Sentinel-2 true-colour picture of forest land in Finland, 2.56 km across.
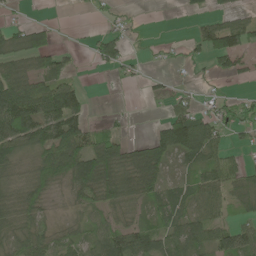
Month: May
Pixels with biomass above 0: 63%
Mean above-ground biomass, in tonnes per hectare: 48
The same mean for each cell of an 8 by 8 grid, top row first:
8 1 2 16 2 2 30 31
53 57 8 59 4 11 72 85
74 67 14 7 17 11 9 20
149 110 51 7 1 51 35 47
73 110 96 71 47 112 76 19
31 99 101 78 82 25 72 57
52 27 31 47 37 45 52 39
52 45 45 75 71 60 60 66
